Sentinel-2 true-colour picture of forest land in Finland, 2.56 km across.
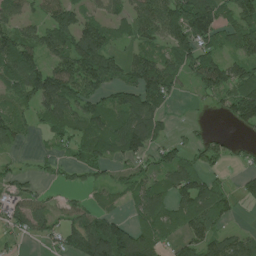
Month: July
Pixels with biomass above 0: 71%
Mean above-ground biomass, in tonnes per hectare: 80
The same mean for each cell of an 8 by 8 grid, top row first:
64 76 72 50 97 125 149 102
130 99 120 58 57 99 72 103
103 154 134 93 134 75 126 108
73 90 72 87 129 14 14 114
41 22 62 92 109 54 62 20
43 20 35 38 64 114 73 25
76 55 46 30 99 92 117 21
30 43 114 176 135 49 98 70
